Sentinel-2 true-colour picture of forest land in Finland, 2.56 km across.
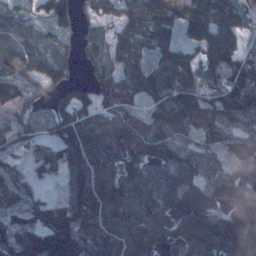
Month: November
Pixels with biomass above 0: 90%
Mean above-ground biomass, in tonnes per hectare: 85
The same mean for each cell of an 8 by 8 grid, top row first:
60 72 48 39 105 135 165 125
98 54 43 54 61 67 138 107
77 76 33 67 84 130 100 160
68 45 84 56 50 111 90 131
56 69 130 87 75 71 45 71
59 33 116 83 72 74 53 68
73 83 129 93 84 66 75 101
112 147 117 93 83 66 115 106
